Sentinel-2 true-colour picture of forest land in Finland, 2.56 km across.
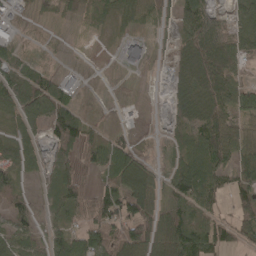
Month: April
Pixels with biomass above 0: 71%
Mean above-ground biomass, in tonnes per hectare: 49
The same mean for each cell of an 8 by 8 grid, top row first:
26 10 32 34 31 40 61 51
35 6 5 3 51 26 107 59
84 66 24 1 1 29 100 36
66 81 31 0 1 30 79 48
66 50 91 61 4 20 97 61
46 40 62 56 68 50 83 57
56 20 54 84 89 53 42 35
61 45 63 83 94 81 64 30
